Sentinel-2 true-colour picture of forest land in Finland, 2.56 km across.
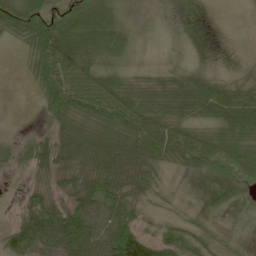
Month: May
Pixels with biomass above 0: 73%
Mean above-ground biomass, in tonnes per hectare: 46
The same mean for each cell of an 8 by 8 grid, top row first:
81 81 65 29 1 0 0 2
18 125 90 57 2 1 0 2
1 92 73 44 20 30 34 21
0 49 82 87 69 45 56 76
40 54 84 90 82 76 70 66
15 38 59 72 55 15 31 66
15 69 55 43 31 18 6 7
62 55 74 73 75 64 39 7
